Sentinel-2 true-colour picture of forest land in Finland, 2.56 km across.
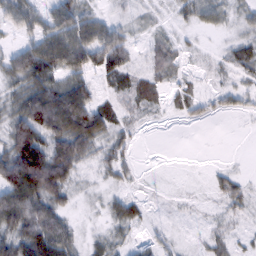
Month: February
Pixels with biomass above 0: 71%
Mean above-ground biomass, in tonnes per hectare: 38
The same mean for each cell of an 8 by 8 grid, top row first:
53 42 63 19 10 13 36 17
40 58 98 87 14 18 4 29
48 65 61 32 32 13 7 18
43 142 131 47 22 11 18 18
87 87 70 28 1 0 0 0
136 130 23 18 3 0 8 16
126 82 7 22 17 4 5 20
60 105 25 19 12 9 16 11
